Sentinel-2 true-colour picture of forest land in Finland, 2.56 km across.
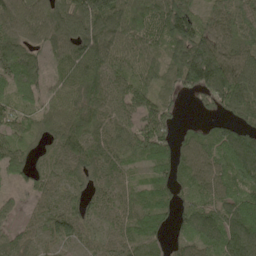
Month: May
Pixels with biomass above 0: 90%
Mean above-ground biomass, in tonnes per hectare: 78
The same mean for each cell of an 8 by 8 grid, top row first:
92 84 135 132 104 161 56 86
89 60 89 84 72 97 128 89
87 40 87 78 65 69 148 126
52 63 101 74 85 31 28 99
52 37 104 68 94 74 82 119
37 46 64 62 34 77 79 91
31 48 63 67 69 73 71 102
58 48 59 50 64 42 85 131
